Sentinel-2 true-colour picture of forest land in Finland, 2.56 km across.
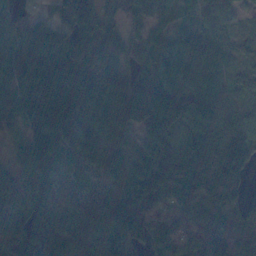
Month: November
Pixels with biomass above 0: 94%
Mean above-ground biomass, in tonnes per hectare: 105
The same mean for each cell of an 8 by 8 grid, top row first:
57 43 151 57 79 51 76 37
96 143 120 109 67 96 77 55
91 189 133 110 102 130 124 75
82 186 144 134 194 172 111 98
32 118 123 106 102 99 111 126
56 45 76 111 151 175 153 101
66 67 102 148 123 115 138 87
85 129 107 113 65 89 112 129
